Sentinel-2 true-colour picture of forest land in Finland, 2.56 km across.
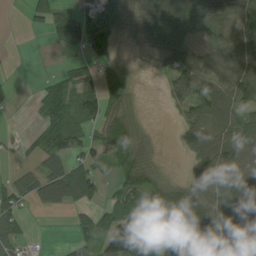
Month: August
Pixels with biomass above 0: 67%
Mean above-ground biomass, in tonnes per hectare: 56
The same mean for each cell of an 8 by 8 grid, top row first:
0 53 58 56 61 82 75 82
1 7 56 68 21 83 54 92
5 23 57 40 3 72 69 95
4 54 73 61 13 31 112 70
6 60 61 84 35 20 100 100
30 77 73 23 71 16 95 83
46 34 36 35 90 93 110 93
38 0 40 94 103 100 68 63
